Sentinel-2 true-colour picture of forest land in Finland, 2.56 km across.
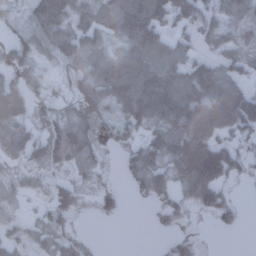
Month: December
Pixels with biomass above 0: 67%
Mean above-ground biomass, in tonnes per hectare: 75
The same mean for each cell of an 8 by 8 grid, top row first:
28 139 72 96 176 120 72 66
82 66 90 47 143 75 43 71
76 38 75 143 124 107 160 90
103 56 56 55 127 132 181 177
84 100 104 30 75 108 152 45
43 38 45 12 107 85 198 38
38 17 11 38 11 53 81 34
34 38 31 0 0 34 1 1
